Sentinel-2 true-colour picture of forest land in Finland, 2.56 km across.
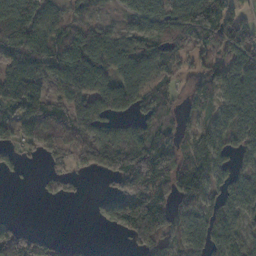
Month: November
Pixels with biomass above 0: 72%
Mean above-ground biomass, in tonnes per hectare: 91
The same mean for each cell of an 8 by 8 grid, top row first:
130 90 54 16 98 92 139 84
188 142 128 104 89 48 97 108
167 106 156 87 91 62 110 96
132 120 103 89 84 66 45 86
83 91 112 109 181 130 86 62
16 53 39 88 163 184 85 60
1 1 0 93 263 86 73 70
90 49 11 3 143 58 96 64
